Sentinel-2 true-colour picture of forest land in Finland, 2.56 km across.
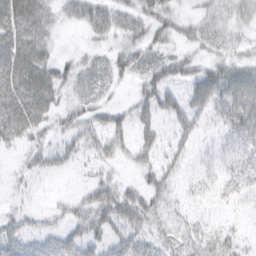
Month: March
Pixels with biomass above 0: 62%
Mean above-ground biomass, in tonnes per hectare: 28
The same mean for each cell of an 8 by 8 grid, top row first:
47 29 25 34 30 24 26 31
49 25 6 15 32 21 22 19
60 45 27 24 28 28 54 52
66 38 26 25 24 31 28 64
20 17 31 31 24 25 9 35
9 13 6 16 19 22 17 32
11 11 27 57 48 12 6 9
43 34 48 33 29 21 19 10
